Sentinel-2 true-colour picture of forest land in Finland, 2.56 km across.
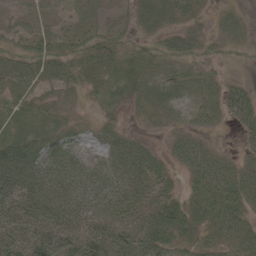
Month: May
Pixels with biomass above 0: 83%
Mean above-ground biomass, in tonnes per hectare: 42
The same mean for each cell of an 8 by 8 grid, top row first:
14 23 30 15 26 29 15 18
26 41 34 40 21 43 25 19
26 27 31 30 27 29 22 23
38 31 15 18 20 20 32 51
57 56 31 58 31 41 29 17
94 75 58 63 69 24 65 50
72 82 76 77 59 52 59 54
68 76 70 76 74 49 31 45
